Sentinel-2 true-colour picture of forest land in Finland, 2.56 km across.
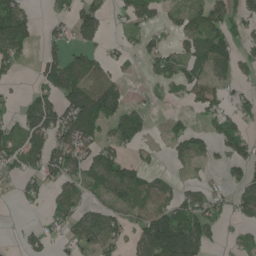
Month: June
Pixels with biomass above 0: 56%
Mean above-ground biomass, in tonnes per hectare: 61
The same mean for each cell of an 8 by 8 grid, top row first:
106 20 88 26 60 28 80 49
97 42 59 21 43 29 79 42
17 89 103 62 13 50 62 36
37 102 158 96 34 11 58 63
88 94 120 68 27 41 42 84
49 75 77 119 62 15 14 41
7 36 59 68 78 96 85 37
8 41 54 75 100 188 65 19
